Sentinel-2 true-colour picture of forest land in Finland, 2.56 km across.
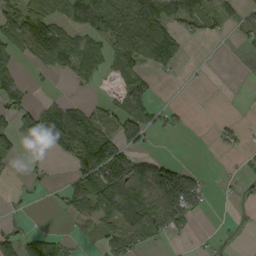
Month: September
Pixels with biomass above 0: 48%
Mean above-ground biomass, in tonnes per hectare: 56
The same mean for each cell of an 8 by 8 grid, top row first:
94 100 103 108 161 99 63 38
75 158 78 64 98 53 0 17
48 9 38 30 65 6 1 0
74 80 58 47 93 23 0 0
45 30 129 108 39 0 3 27
7 11 84 134 126 128 11 15
6 4 67 107 147 137 16 5
65 59 20 62 72 14 8 2
